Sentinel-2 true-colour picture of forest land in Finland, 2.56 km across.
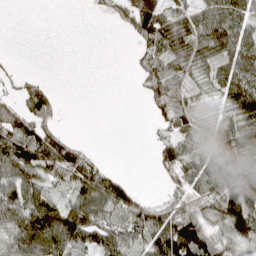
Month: April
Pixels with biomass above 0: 65%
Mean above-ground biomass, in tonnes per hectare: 63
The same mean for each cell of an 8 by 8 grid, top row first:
0 0 0 33 141 67 68 84
0 0 0 0 56 90 87 93
27 19 0 0 75 47 47 95
63 75 0 0 15 75 25 115
103 110 36 0 2 68 61 105
88 55 79 63 0 56 74 66
111 133 97 113 70 64 79 134
104 149 96 95 71 175 88 82
